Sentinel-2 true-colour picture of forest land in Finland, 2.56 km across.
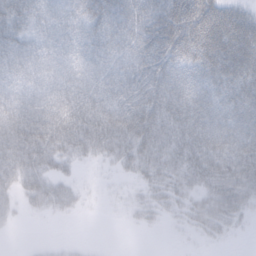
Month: February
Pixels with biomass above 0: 79%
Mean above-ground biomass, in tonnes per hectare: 56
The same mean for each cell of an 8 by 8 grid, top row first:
77 72 92 103 85 95 93 46
65 56 71 74 82 79 88 82
42 50 67 66 78 65 69 67
69 69 80 67 79 73 79 76
87 80 61 62 69 60 90 86
67 57 10 6 30 39 81 84
23 34 14 2 22 19 55 45
0 4 2 0 0 1 11 2
